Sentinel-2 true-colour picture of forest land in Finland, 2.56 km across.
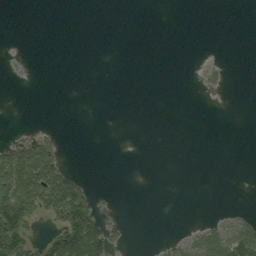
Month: September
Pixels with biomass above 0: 17%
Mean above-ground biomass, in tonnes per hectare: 13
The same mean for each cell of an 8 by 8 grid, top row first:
0 0 0 0 0 0 0 0
1 0 0 0 0 0 0 0
1 0 0 0 0 0 8 0
0 0 0 0 0 0 0 0
31 23 0 0 0 0 0 0
84 66 16 0 0 0 0 0
99 51 82 2 0 0 0 3
91 34 120 36 0 10 40 66
